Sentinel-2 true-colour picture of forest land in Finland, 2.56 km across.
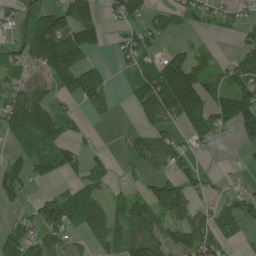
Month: June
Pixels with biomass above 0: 62%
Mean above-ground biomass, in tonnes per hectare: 68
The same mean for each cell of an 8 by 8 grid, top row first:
43 97 105 39 63 32 31 29
45 178 159 22 69 29 23 37
47 78 166 24 103 220 82 77
128 88 24 17 77 117 130 155
63 92 39 3 52 39 44 26
89 60 54 29 37 66 25 6
23 94 114 55 92 81 40 62
68 75 18 59 110 82 83 27
